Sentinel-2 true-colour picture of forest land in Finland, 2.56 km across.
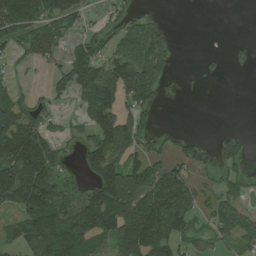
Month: July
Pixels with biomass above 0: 58%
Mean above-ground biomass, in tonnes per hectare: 80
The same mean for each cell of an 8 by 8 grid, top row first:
153 85 49 28 53 0 0 0
45 88 76 63 161 12 1 8
11 24 92 148 186 12 9 0
109 41 32 103 83 0 0 0
160 98 38 182 65 38 39 55
194 149 37 169 145 95 22 36
92 153 127 181 177 156 47 66
89 193 132 148 152 68 51 65
